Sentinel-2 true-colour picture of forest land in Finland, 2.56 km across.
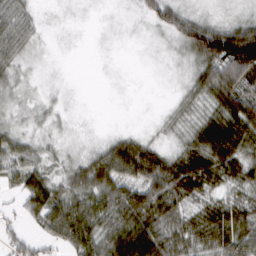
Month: February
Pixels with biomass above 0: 71%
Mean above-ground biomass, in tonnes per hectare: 41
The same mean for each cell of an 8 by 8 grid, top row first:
45 2 0 1 24 60 17 14
40 2 0 0 1 17 128 155
15 2 0 0 0 3 69 81
8 7 2 0 0 11 40 97
33 9 6 42 37 16 89 81
35 35 43 75 79 77 74 47
17 73 55 60 85 60 46 59
49 36 65 70 103 57 61 74
